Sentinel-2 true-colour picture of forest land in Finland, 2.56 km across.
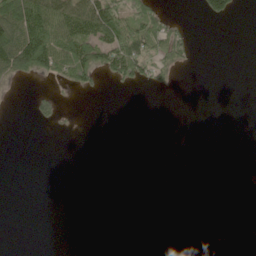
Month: June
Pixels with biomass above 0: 20%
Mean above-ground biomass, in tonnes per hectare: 23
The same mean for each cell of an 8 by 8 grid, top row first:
120 101 92 92 97 9 48 10
145 130 110 99 87 60 0 0
40 24 61 31 38 15 0 0
0 34 1 0 0 0 0 0
0 0 0 0 0 0 0 0
0 0 0 0 0 0 0 0
0 0 0 0 0 0 0 0
0 0 0 0 0 0 0 0
